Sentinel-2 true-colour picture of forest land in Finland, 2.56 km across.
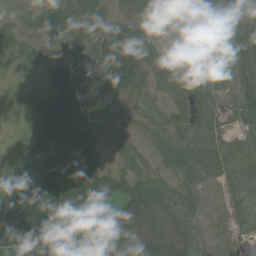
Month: July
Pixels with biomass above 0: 86%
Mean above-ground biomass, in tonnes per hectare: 53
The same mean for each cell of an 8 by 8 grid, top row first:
19 55 74 25 18 23 64 53
21 31 43 73 61 9 42 53
2 36 61 67 39 51 56 54
8 98 85 47 35 37 56 59
12 69 71 26 26 69 67 32
40 106 84 49 41 49 71 51
58 130 123 68 54 54 51 41
59 81 77 124 45 38 55 28
